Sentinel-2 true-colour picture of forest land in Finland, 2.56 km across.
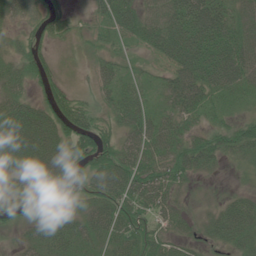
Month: June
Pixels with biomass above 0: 84%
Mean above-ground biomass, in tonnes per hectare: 42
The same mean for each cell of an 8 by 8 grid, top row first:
27 52 10 52 52 71 82 32
22 23 13 25 28 73 86 63
34 36 4 36 19 49 77 56
55 57 41 27 41 39 36 17
77 91 67 40 53 48 43 45
25 66 40 66 56 40 12 7
43 32 23 55 53 31 15 44
10 40 33 38 53 35 20 37
